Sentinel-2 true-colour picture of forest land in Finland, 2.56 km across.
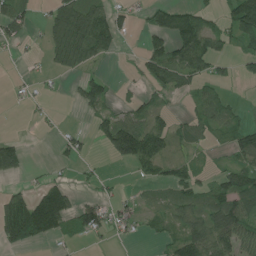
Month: July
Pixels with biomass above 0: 49%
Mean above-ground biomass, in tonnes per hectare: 47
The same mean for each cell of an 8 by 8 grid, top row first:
68 35 113 67 17 74 36 129
10 41 132 44 35 85 79 39
3 7 32 16 38 69 44 15
0 7 14 40 57 16 53 18
48 0 28 80 123 41 22 58
37 14 7 5 30 49 18 65
101 167 58 31 24 49 66 93
78 43 13 15 9 50 106 78
